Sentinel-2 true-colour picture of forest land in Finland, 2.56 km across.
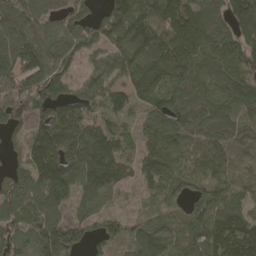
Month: April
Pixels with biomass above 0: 92%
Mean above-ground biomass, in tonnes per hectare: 145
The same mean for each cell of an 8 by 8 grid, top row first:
157 101 118 182 231 205 174 163
180 166 139 175 263 234 193 144
135 173 97 136 210 168 178 155
113 133 128 104 89 172 171 145
54 207 217 155 97 133 161 132
99 182 170 162 113 126 140 127
136 129 88 56 46 52 147 138
80 172 101 76 124 88 186 237
